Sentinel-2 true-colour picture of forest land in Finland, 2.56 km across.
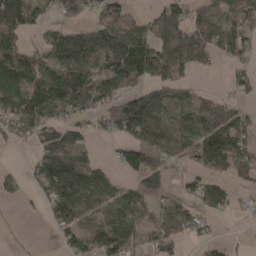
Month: April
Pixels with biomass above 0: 68%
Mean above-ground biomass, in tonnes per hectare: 71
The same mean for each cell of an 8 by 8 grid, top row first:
154 34 45 75 37 65 99 77
91 88 110 105 106 115 88 59
154 118 122 119 73 81 2 30
106 91 66 67 133 76 72 43
24 88 76 18 99 81 126 74
31 118 148 45 87 19 61 48
5 43 106 91 51 50 63 12
9 8 73 92 34 55 25 4
